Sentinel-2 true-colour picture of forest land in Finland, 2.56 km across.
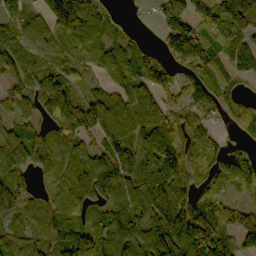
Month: October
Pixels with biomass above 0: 86%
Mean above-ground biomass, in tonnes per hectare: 94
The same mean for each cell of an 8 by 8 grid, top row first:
89 126 123 33 8 109 103 185
98 87 62 55 59 93 103 84
68 135 53 66 120 89 81 40
74 95 159 129 146 65 67 70
98 114 72 120 100 103 57 31
63 59 107 136 138 123 79 107
69 82 72 83 126 143 115 54
65 92 107 128 133 136 177 72
